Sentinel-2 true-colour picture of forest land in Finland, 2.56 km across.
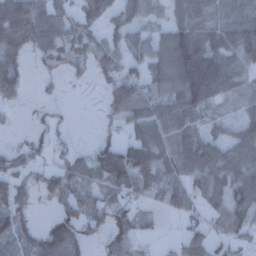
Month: December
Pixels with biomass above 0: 70%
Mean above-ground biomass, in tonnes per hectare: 56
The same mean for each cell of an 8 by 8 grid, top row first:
128 70 54 48 33 37 54 67
84 68 73 59 52 125 86 77
84 16 12 56 72 96 142 42
8 10 0 34 77 81 45 25
15 33 8 58 94 62 75 59
60 41 56 91 55 55 81 67
55 5 70 58 23 35 41 67
71 84 53 47 26 20 57 33
